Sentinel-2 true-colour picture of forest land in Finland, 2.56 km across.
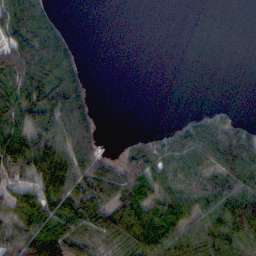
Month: October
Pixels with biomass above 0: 60%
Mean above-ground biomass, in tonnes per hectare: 50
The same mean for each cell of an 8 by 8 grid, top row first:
89 49 0 0 0 0 0 0
78 95 21 0 0 0 0 0
76 90 53 0 0 0 0 0
70 78 74 0 0 1 23 5
77 65 68 2 35 108 139 138
36 63 67 56 122 75 62 101
54 63 59 51 97 86 73 137
46 93 57 40 79 81 68 87
